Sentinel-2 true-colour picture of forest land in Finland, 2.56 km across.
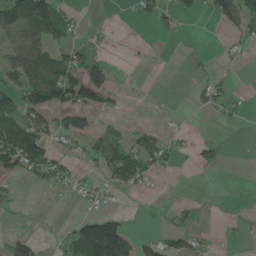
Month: June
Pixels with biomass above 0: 34%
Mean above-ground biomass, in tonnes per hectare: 34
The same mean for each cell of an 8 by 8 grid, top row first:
99 111 11 0 23 38 20 64
70 83 32 6 2 1 2 15
55 107 90 36 1 1 22 1
86 82 68 20 1 3 13 12
117 45 18 36 39 17 24 0
46 63 19 45 41 6 3 0
8 1 10 13 1 14 1 1
32 4 111 181 25 37 14 4
